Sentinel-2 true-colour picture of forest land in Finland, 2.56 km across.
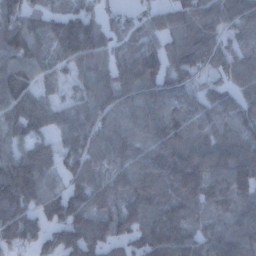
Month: December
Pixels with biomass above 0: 91%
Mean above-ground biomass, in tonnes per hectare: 95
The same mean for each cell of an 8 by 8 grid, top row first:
83 76 102 36 43 72 91 112
125 69 142 72 92 87 106 71
113 38 51 83 124 87 36 94
106 84 77 87 96 97 99 95
80 57 121 113 89 120 122 146
149 67 94 91 99 128 119 132
117 104 116 77 107 104 81 95
84 80 113 87 101 135 95 127
